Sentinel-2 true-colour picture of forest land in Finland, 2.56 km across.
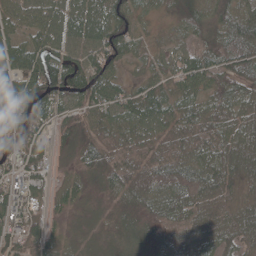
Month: May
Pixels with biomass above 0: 94%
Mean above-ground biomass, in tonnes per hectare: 56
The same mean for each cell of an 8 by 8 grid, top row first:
64 73 82 63 28 48 40 59
74 72 64 72 29 36 57 78
67 87 83 65 39 52 58 69
72 60 48 62 80 57 54 54
65 40 55 57 61 61 66 52
65 37 35 61 63 80 63 53
54 40 26 30 44 63 60 52
43 46 20 24 31 73 55 56
